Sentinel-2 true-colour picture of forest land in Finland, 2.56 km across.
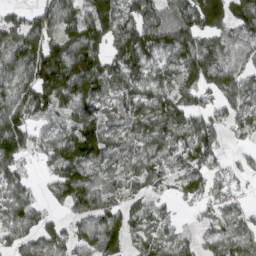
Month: March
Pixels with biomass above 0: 83%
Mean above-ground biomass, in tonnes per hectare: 90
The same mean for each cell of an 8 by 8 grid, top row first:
62 103 92 129 100 118 190 121
101 139 153 99 129 117 93 81
97 168 181 95 91 85 95 83
131 75 94 57 85 102 80 78
139 81 166 68 79 103 96 21
78 53 125 61 75 48 68 41
96 49 80 81 41 15 45 46
86 94 82 96 54 55 52 76
